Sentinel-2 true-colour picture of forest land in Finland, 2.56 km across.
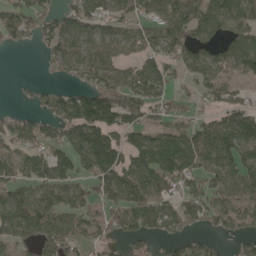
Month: May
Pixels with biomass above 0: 71%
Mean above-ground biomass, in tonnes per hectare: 71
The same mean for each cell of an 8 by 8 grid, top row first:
78 57 80 61 48 87 101 92
23 43 58 58 56 67 57 77
5 17 46 74 101 45 70 43
26 49 116 120 70 48 36 91
60 72 118 125 101 122 109 113
59 81 64 117 113 99 65 80
92 75 57 60 109 83 83 69
70 82 57 44 45 38 31 42
